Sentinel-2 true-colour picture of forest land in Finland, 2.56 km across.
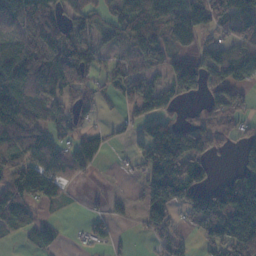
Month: November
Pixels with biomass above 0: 67%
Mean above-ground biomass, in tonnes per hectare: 70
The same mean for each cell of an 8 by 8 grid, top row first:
125 92 69 63 96 78 72 101
77 110 87 47 87 39 53 66
115 114 81 50 69 105 80 64
125 51 62 6 65 28 50 56
73 65 56 18 71 151 82 39
95 105 28 4 68 137 45 95
100 16 3 10 60 70 147 170
17 51 11 27 10 40 63 155
